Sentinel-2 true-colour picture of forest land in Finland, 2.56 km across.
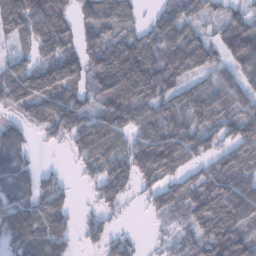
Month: January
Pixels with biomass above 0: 83%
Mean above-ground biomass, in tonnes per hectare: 99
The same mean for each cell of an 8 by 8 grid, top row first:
122 144 79 117 36 109 56 81
40 77 96 108 123 142 83 151
136 134 96 173 153 104 67 94
55 118 109 124 114 116 112 87
138 23 93 111 130 138 77 67
155 44 29 142 87 71 109 122
108 146 18 52 23 87 150 171
110 163 36 68 13 51 131 139
